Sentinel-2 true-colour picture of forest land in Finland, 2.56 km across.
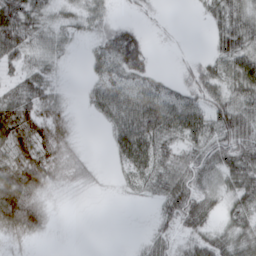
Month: March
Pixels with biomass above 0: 72%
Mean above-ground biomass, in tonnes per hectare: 38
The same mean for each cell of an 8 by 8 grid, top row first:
74 27 28 21 10 0 25 59
60 37 6 54 40 2 11 59
28 38 3 37 35 19 54 64
63 50 7 53 74 60 54 59
65 64 12 27 65 37 52 77
70 57 21 6 37 66 39 66
100 28 1 0 3 70 44 43
28 8 0 0 19 36 54 46
